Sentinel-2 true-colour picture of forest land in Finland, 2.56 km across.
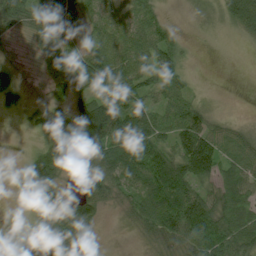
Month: July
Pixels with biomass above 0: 77%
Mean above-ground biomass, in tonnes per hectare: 52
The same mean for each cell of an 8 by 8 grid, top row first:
69 82 52 44 47 1 5 87
20 73 32 67 63 41 0 2
38 66 110 83 53 46 0 0
23 61 62 101 63 52 22 0
0 61 125 95 84 63 80 33
5 120 61 80 76 83 66 52
1 121 93 14 59 76 68 55
6 59 58 1 13 36 74 59
